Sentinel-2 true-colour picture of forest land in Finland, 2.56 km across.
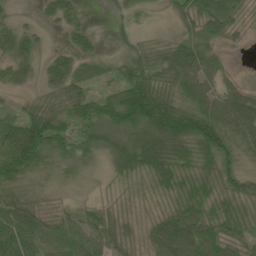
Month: June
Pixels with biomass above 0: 87%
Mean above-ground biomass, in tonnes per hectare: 53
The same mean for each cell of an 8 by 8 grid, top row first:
17 29 26 0 0 34 70 29
64 15 39 4 32 59 44 6
41 43 49 42 78 77 57 13
30 68 55 90 119 108 83 89
113 81 45 71 99 100 86 60
67 21 15 27 48 68 57 57
80 26 23 29 21 55 60 48
85 42 59 55 38 104 82 58
